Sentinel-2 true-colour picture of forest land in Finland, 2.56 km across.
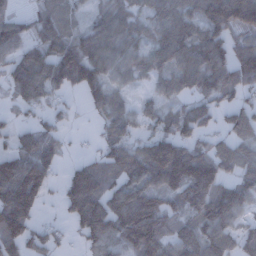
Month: December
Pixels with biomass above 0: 79%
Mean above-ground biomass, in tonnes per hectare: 95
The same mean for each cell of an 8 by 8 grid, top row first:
47 72 33 80 66 100 130 150
81 102 88 73 61 123 129 75
103 140 111 63 41 89 112 111
23 45 10 86 49 62 71 80
61 80 6 91 73 131 69 72
159 88 149 91 124 175 170 73
172 12 181 131 162 95 165 90
127 62 51 122 196 112 125 66
